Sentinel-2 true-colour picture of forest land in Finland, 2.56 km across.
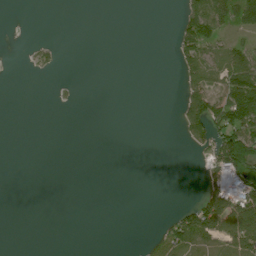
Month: July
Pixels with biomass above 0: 24%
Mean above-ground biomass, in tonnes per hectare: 26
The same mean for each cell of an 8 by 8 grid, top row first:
0 0 0 0 0 13 115 66
0 19 0 0 0 41 67 37
0 3 3 0 0 10 59 96
0 0 1 0 0 15 107 110
0 0 0 0 0 2 57 139
0 0 0 0 0 0 47 140
0 0 0 0 0 12 116 118
0 0 0 0 8 64 61 107
